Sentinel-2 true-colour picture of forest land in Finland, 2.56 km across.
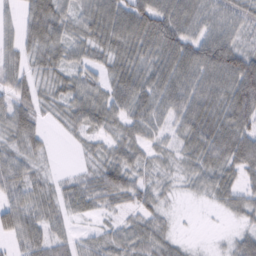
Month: February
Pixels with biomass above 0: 87%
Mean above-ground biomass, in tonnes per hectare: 41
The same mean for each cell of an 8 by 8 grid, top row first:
24 48 37 63 70 64 46 43
34 38 37 50 53 68 72 51
42 31 39 39 49 59 63 83
54 21 52 47 45 52 61 65
36 18 16 34 34 26 60 58
50 20 24 62 28 22 41 38
56 36 29 28 38 8 7 36
36 51 27 33 38 19 3 30
